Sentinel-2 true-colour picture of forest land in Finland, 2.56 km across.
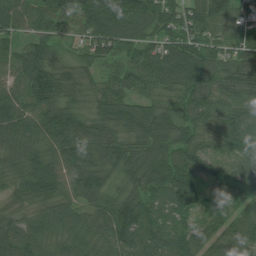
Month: July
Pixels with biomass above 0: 97%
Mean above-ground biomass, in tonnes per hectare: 91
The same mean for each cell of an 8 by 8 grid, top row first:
88 97 87 111 106 103 103 82
71 87 46 87 76 110 105 89
77 137 88 61 83 103 110 96
99 109 77 116 98 86 89 81
79 92 109 102 101 98 53 99
78 117 99 61 104 133 73 82
71 77 69 97 107 92 69 70
96 81 81 98 93 96 102 104
